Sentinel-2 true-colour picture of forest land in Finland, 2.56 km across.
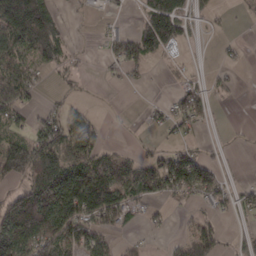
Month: March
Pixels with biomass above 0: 53%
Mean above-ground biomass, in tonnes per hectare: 66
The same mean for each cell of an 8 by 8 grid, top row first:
241 160 9 9 82 137 21 10
111 165 11 43 105 45 1 9
121 12 18 9 14 12 21 9
88 49 30 2 9 62 51 0
97 127 106 13 10 29 16 6
90 158 135 111 128 142 83 3
209 181 129 116 32 16 25 47
149 134 83 32 13 17 72 25
